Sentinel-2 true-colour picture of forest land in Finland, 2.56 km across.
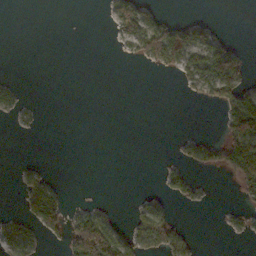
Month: November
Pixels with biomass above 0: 25%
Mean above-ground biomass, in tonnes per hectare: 23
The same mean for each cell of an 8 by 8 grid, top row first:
0 0 0 28 51 9 4 0
0 0 0 3 66 84 66 18
5 0 0 0 0 13 80 67
17 0 0 0 0 0 0 130
0 0 0 0 0 8 44 101
12 22 0 0 0 28 4 70
7 84 14 8 26 12 5 9
48 12 114 81 52 44 0 4
